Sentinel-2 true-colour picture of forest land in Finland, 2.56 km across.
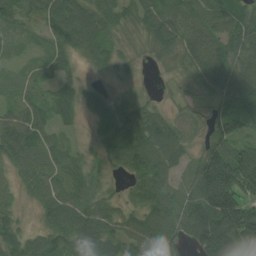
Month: July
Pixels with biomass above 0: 90%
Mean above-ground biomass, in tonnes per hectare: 74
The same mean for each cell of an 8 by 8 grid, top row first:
62 92 98 63 77 73 86 57
13 40 84 44 26 67 97 72
21 42 32 22 9 23 91 95
47 56 51 81 58 27 47 63
90 64 16 101 106 79 79 82
39 70 55 26 85 47 205 179
31 59 75 47 84 83 188 141
71 80 100 82 124 87 178 140
